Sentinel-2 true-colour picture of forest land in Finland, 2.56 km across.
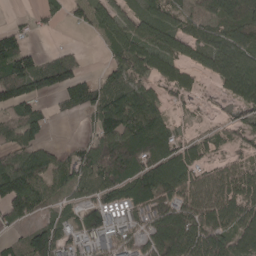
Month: April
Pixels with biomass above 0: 74%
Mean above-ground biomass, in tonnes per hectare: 73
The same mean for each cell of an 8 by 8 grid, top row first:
8 20 29 70 70 56 76 80
79 8 10 61 91 86 82 85
121 94 57 62 58 77 25 111
89 30 41 135 124 18 13 35
77 43 33 103 127 72 48 38
149 74 77 92 113 127 73 86
82 34 61 81 73 96 115 99
26 120 73 59 66 138 131 93
